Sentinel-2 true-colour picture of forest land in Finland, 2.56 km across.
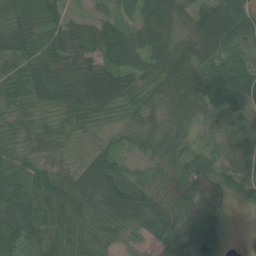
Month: July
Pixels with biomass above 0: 91%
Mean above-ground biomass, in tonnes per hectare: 55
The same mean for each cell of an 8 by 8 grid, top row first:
63 66 21 31 52 52 71 81
63 79 77 79 71 59 64 55
24 84 77 82 43 72 73 69
17 25 35 28 33 51 61 72
23 18 13 23 35 49 40 77
62 51 45 80 39 50 54 58
90 54 54 78 78 83 79 4
92 57 53 46 38 79 93 2
